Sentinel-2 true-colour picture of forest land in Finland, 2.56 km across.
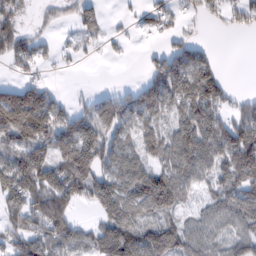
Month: February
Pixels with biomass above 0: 69%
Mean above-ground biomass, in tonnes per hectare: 86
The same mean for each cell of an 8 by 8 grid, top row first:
92 43 65 6 25 31 37 59
137 26 25 13 7 48 31 0
43 20 1 0 33 115 166 0
257 174 52 106 84 74 123 68
95 131 158 105 73 101 118 176
174 126 150 115 115 106 69 131
105 151 49 124 104 93 53 108
87 121 80 142 118 115 74 74
